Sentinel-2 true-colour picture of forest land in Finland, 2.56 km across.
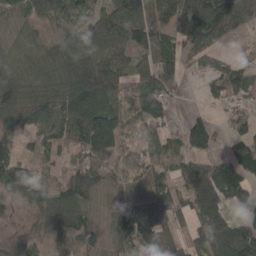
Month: April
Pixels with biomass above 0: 85%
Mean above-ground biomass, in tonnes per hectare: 101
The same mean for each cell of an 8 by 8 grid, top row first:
90 78 94 114 140 96 151 94
83 75 117 131 108 86 100 27
136 117 175 124 84 92 55 101
133 111 146 128 96 24 25 66
44 74 111 128 75 55 89 98
121 54 119 71 100 92 158 145
27 113 121 81 143 123 169 74
36 76 94 95 142 113 138 192
